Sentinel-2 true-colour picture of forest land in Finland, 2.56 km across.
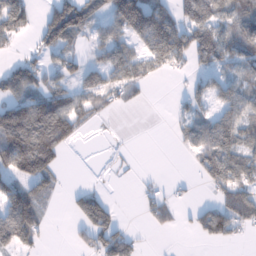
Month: January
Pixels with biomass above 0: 55%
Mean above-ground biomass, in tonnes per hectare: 58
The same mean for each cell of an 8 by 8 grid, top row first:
100 73 110 72 141 67 94 66
20 69 29 80 65 114 102 79
120 49 44 54 48 4 40 55
125 94 68 21 2 20 44 81
155 120 11 2 0 17 95 87
74 87 0 2 10 3 69 86
123 23 78 45 28 27 30 95
108 11 25 91 14 0 29 17
